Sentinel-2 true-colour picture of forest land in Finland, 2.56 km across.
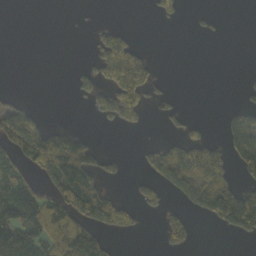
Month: October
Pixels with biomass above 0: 32%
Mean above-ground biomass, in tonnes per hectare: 51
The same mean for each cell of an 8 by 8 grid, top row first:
0 0 0 0 2 29 9 0
0 0 0 135 26 0 0 0
0 0 41 98 103 1 0 4
79 5 0 74 43 22 0 59
105 147 87 0 12 62 102 127
72 51 143 31 26 123 170 43
104 90 118 109 31 27 99 225
124 82 145 22 1 57 0 16
